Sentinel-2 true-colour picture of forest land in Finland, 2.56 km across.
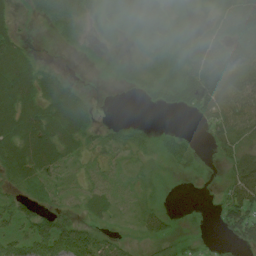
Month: July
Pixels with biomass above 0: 72%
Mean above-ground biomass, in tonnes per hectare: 35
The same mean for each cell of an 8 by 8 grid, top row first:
10 36 43 33 68 16 16 67
37 1 11 9 25 38 45 47
69 39 6 7 23 36 76 82
72 53 56 1 2 16 62 66
69 69 36 25 18 30 19 47
42 43 22 25 10 8 4 62
38 29 18 27 19 3 2 80
44 78 67 25 17 24 4 52
